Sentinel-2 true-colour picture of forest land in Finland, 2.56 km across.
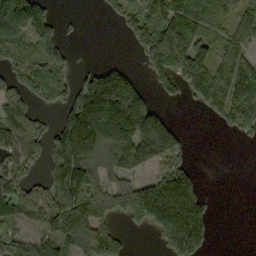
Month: September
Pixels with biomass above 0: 63%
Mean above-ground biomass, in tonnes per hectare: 126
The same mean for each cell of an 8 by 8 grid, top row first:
261 112 10 43 155 193 141 89
155 168 5 0 130 249 125 96
98 181 52 156 42 120 165 167
108 31 195 310 243 12 54 158
123 118 238 239 247 140 0 12
125 82 204 117 85 203 5 0
134 124 194 106 250 345 98 0
124 103 136 132 0 249 100 0
